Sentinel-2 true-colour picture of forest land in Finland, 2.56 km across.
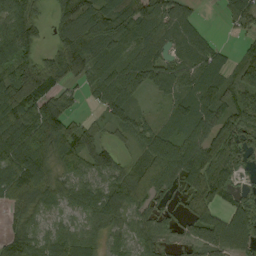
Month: August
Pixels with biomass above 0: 85%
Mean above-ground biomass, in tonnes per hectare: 84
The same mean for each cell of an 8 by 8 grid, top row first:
115 39 124 129 120 92 3 86
123 52 149 103 94 59 71 26
144 149 70 110 86 90 89 82
129 137 25 74 24 55 88 90
136 126 117 40 64 101 107 82
126 84 72 81 115 91 99 38
62 58 58 85 71 40 94 83
65 57 66 45 59 38 84 104
